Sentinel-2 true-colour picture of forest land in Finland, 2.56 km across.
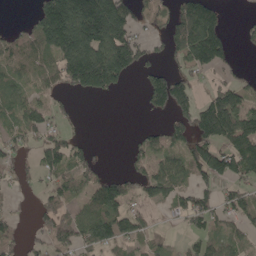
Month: May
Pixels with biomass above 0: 59%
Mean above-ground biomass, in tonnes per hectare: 86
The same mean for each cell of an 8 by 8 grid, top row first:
2 160 229 214 75 103 132 9
78 118 212 216 87 93 176 17
59 65 179 174 49 130 40 46
72 64 10 0 22 116 141 126
66 78 40 1 51 60 131 121
45 60 75 52 71 93 114 98
23 86 62 104 42 52 105 86
63 84 101 100 58 20 67 49
